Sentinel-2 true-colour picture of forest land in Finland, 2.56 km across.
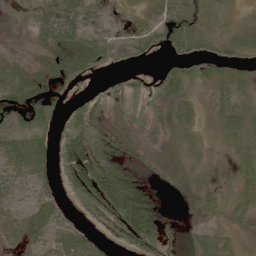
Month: June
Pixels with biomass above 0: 81%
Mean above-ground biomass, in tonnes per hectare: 46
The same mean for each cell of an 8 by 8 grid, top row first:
13 64 68 28 32 66 28 12
5 48 84 45 37 42 29 45
38 50 37 23 34 55 52 39
47 43 84 44 43 45 27 58
59 51 135 84 36 12 12 31
53 30 103 124 29 16 19 27
39 52 36 100 100 7 28 27
28 44 57 28 86 25 57 19
